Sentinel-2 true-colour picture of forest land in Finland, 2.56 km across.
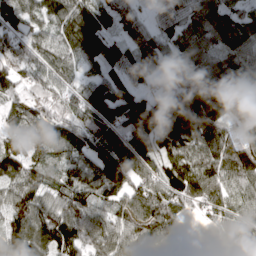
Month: March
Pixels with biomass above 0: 92%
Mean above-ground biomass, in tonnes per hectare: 97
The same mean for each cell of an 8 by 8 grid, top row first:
98 95 129 80 46 96 115 87
89 83 122 84 112 84 92 92
68 83 55 80 68 80 130 134
80 70 87 108 152 172 178 106
70 101 106 101 99 122 112 86
90 57 75 124 77 103 110 94
98 87 102 68 95 96 71 66
131 136 117 90 100 85 85 81
